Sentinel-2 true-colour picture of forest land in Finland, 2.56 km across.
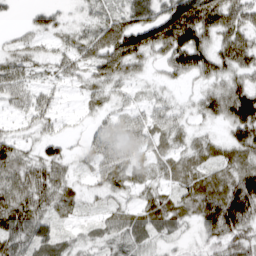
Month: March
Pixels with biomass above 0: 85%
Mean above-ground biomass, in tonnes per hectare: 49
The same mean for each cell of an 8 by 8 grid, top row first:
6 29 16 43 90 148 105 76
30 18 46 95 112 124 76 95
51 21 28 54 19 23 43 47
22 27 10 21 22 23 46 114
51 38 11 29 30 28 29 76
63 56 17 39 23 41 43 81
88 40 22 24 41 51 85 108
73 70 21 29 38 20 37 59
